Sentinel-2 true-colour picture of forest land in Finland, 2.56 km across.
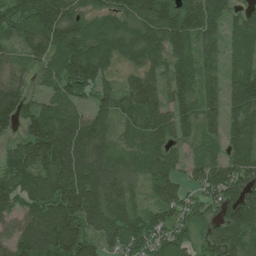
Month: July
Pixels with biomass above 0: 91%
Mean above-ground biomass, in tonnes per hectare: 114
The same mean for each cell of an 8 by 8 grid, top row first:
122 177 96 124 146 159 153 63
59 118 163 125 147 122 72 74
61 69 166 61 116 116 78 128
141 131 81 100 130 104 90 124
87 215 176 86 90 76 48 113
166 157 167 117 80 90 95 119
102 156 179 130 76 104 68 126
106 163 156 88 116 88 59 93
